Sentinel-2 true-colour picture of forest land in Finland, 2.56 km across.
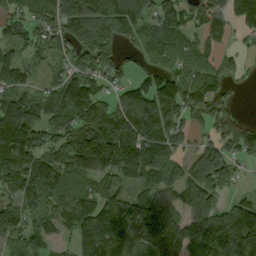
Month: September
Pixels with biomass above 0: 82%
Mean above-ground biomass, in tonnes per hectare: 130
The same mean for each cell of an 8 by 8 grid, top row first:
86 140 160 134 98 135 166 176
87 79 140 97 64 92 79 36
107 50 83 74 57 106 127 33
201 130 124 131 165 110 107 16
263 113 189 230 222 87 93 103
190 183 126 134 135 103 251 52
114 111 149 168 192 157 216 126
103 96 141 205 209 170 102 208
